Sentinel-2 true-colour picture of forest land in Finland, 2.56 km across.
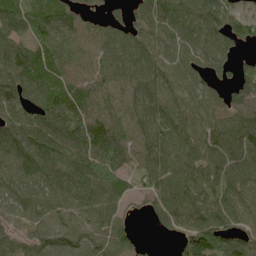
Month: June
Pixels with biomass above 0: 90%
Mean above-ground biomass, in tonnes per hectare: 80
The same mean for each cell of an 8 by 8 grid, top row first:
93 94 56 28 65 118 96 55
82 98 98 95 82 67 74 29
95 88 86 84 106 59 40 51
82 99 90 86 96 67 53 73
103 95 91 110 93 74 91 102
77 90 113 98 65 80 87 87
61 62 78 82 23 80 109 109
62 76 71 102 12 40 139 71
